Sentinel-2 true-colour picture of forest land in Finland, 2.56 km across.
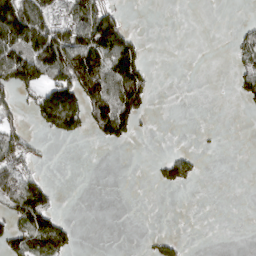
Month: March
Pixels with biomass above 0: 32%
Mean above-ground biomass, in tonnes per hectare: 56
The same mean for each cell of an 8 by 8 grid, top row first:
222 122 109 81 0 0 0 1
151 219 185 152 31 0 0 50
149 102 217 161 95 0 0 63
43 181 146 233 58 0 0 5
83 5 4 44 0 0 2 0
74 21 0 0 0 82 1 0
110 104 0 0 0 0 0 0
86 130 8 0 8 19 0 0
